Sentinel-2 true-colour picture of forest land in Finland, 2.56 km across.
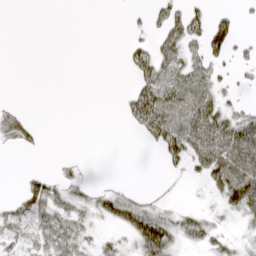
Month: March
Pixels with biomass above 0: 41%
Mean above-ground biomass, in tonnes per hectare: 21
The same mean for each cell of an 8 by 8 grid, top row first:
0 0 0 0 10 38 32 16
0 0 0 0 22 36 57 17
0 0 0 0 31 38 38 8
15 0 0 0 54 54 48 25
20 2 0 0 10 48 56 65
2 22 14 1 0 7 38 70
26 47 29 38 33 13 10 40
30 43 33 13 50 29 24 10
